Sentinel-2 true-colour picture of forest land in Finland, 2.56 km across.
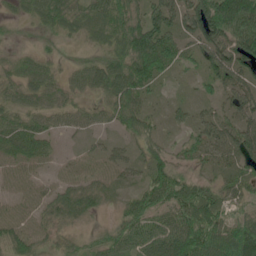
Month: June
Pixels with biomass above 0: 89%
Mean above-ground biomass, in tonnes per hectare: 56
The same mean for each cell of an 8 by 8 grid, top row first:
23 56 50 62 74 71 155 147
23 20 19 48 145 67 90 123
49 56 44 85 100 14 45 73
53 53 41 52 47 22 24 67
73 35 11 20 46 22 57 78
25 15 35 31 33 65 33 56
27 44 79 20 65 77 90 41
55 32 33 56 60 85 99 101
